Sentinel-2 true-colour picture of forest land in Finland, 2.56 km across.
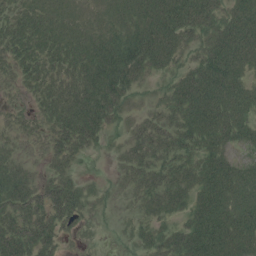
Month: July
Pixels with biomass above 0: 80%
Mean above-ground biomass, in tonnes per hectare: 29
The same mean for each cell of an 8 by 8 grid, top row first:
23 22 12 18 34 47 37 38
30 28 30 40 52 30 29 51
17 28 34 48 20 21 47 32
10 24 45 32 10 28 52 35
12 20 32 9 33 31 31 22
32 19 12 5 29 30 41 32
36 40 27 6 19 26 48 41
49 32 7 3 20 34 60 42
